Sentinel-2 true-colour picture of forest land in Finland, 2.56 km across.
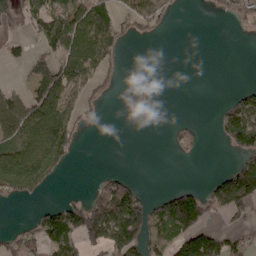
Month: April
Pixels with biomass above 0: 40%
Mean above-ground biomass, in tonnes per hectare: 55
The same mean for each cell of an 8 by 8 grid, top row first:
57 67 83 65 97 16 7 64
20 42 110 68 0 0 0 0
6 88 90 24 11 0 0 1
97 116 52 0 21 0 2 92
82 154 25 0 0 12 2 98
128 61 0 38 2 0 10 133
4 42 112 161 111 164 79 80
49 114 108 124 96 87 118 53
